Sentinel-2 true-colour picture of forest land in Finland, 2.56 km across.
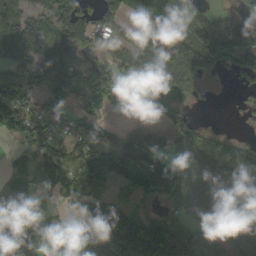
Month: September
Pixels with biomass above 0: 73%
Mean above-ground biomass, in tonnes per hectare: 87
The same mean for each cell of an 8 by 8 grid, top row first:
111 66 121 88 62 87 26 51
137 97 81 70 87 127 114 109
107 97 74 66 69 102 29 23
47 56 61 43 44 62 2 14
27 82 87 82 179 94 72 49
47 100 101 145 149 175 89 49
121 71 61 114 28 72 136 41
132 84 85 170 170 172 132 104
